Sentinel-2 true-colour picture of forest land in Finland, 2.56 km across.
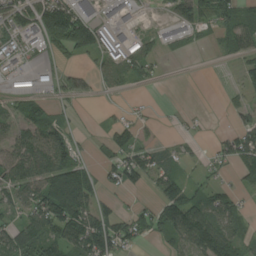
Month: August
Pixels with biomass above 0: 60%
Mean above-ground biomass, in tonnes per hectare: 65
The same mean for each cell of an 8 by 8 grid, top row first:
109 178 138 75 16 73 75 78
67 51 97 136 67 17 9 58
37 42 40 51 28 1 0 31
60 68 14 11 11 9 5 29
75 111 28 57 46 21 16 102
89 120 117 52 74 60 28 47
55 145 113 48 35 140 94 55
92 90 120 132 29 71 149 64
